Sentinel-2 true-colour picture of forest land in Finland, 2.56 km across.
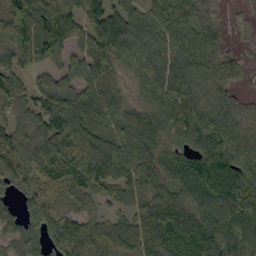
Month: September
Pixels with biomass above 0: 90%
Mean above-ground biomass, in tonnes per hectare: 83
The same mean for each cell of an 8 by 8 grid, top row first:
135 124 97 95 82 107 41 6
103 132 77 126 101 109 79 7
70 76 87 51 76 105 79 29
63 100 89 67 62 101 85 57
90 97 121 98 90 58 82 92
84 77 87 94 103 64 74 89
36 87 69 34 74 93 92 101
59 56 103 80 88 93 95 100
